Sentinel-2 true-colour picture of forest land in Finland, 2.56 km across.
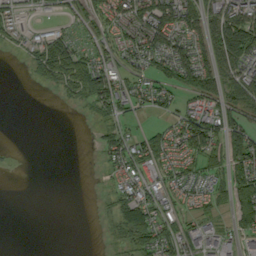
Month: September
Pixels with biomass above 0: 55%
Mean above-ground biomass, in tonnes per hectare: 44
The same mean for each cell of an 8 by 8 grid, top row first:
26 17 48 67 107 101 84 91
13 90 47 49 91 84 63 135
0 46 89 88 48 69 66 88
0 0 1 41 24 36 67 56
1 0 0 53 50 56 98 88
1 0 0 21 37 34 50 67
0 0 0 21 59 24 27 58
0 0 0 9 63 55 55 42
